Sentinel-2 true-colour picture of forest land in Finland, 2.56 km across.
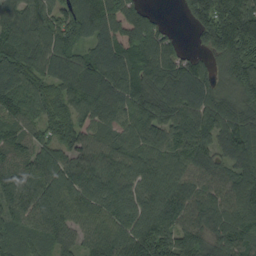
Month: September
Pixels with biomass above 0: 94%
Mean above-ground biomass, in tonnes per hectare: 98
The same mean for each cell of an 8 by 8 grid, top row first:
101 94 125 112 82 6 138 126
134 121 87 91 122 67 76 89
102 98 121 120 113 128 87 89
92 81 87 97 119 112 134 100
93 63 87 84 98 101 90 114
104 89 101 98 91 98 89 113
85 104 77 83 81 107 93 123
62 74 60 106 140 97 102 107
